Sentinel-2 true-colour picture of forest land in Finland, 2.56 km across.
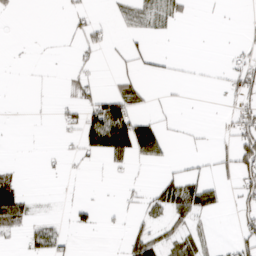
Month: March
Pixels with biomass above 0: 24%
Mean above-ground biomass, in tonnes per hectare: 18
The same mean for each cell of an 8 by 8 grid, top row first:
6 0 14 8 36 22 1 1
0 1 15 9 9 0 0 8
0 1 16 11 11 5 2 39
0 1 32 79 12 3 0 34
0 0 34 96 79 4 2 57
21 3 2 5 2 23 14 45
62 1 13 3 19 61 36 28
6 33 1 1 46 30 9 25
